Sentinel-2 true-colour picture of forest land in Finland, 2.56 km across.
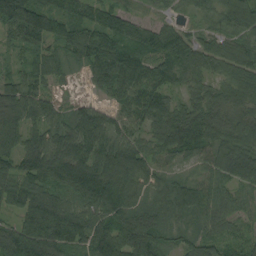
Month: August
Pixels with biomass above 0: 94%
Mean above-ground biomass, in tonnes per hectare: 96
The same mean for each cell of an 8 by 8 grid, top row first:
162 122 91 103 45 34 47 114
53 61 131 147 111 138 86 91
71 62 18 181 112 61 69 114
116 79 78 63 99 82 89 77
83 110 136 89 74 100 82 107
106 143 166 126 101 49 61 96
81 159 102 141 82 83 86 47
123 150 131 137 154 48 61 44
